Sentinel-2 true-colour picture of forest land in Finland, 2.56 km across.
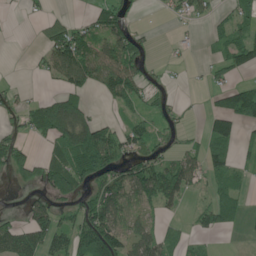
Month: June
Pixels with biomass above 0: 53%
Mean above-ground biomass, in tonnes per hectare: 51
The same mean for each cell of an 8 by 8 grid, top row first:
2 23 12 78 5 32 31 37
0 58 104 79 35 10 12 75
6 26 92 95 59 10 24 26
42 97 92 14 35 28 32 98
55 39 121 104 67 35 47 33
34 67 94 87 110 86 47 23
4 74 50 93 48 22 51 36
93 90 84 114 62 19 9 2
